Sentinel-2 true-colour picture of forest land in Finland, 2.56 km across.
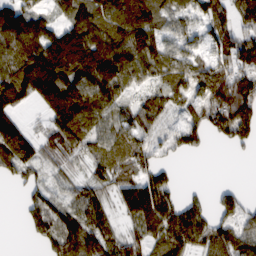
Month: February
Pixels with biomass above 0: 78%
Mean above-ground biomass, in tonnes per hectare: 85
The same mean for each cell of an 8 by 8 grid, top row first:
116 48 96 112 132 73 95 90
116 148 136 128 134 60 65 107
131 143 107 132 50 69 105 120
76 67 152 80 88 50 105 153
154 74 85 106 65 57 35 56
47 48 39 80 84 22 0 0
6 85 86 51 135 85 54 70
0 51 114 73 82 107 90 93
